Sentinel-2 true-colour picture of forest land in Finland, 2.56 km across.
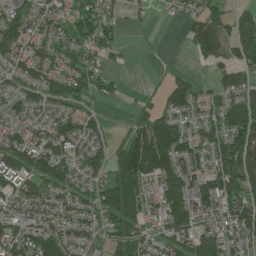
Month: July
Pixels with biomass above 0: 78%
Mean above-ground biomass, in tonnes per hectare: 82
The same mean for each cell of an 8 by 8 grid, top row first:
82 74 81 47 8 22 87 57
74 82 78 47 1 3 105 107
70 86 73 35 1 44 23 78
67 53 58 3 46 96 57 124
115 124 70 45 166 134 89 125
124 117 75 87 152 135 97 135
76 78 95 132 82 145 117 106
109 126 70 60 84 106 113 74
